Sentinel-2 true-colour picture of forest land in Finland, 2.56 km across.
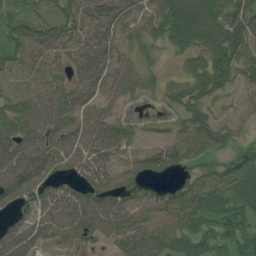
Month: July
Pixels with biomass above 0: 83%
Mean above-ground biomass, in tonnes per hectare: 68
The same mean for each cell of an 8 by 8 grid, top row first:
76 70 79 102 57 106 95 110
72 71 79 86 40 46 80 91
23 49 61 59 38 28 96 47
76 89 64 37 5 38 54 30
74 81 78 90 33 68 87 37
84 65 55 69 56 31 55 88
60 74 86 80 68 84 100 91
88 45 56 43 81 74 84 107
